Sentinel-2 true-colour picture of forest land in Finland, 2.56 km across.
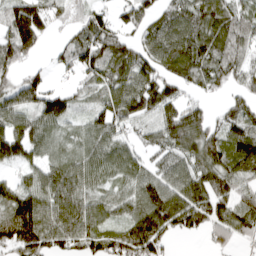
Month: April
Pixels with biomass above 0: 83%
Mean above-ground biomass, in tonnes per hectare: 95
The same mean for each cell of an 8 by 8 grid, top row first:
120 88 45 60 81 117 147 91
133 25 116 129 89 132 122 75
66 40 58 109 132 96 85 67
95 116 38 102 103 107 45 88
139 71 64 82 49 109 134 122
38 91 102 65 77 93 130 107
130 91 87 61 127 152 139 103
165 122 99 98 168 38 49 58
